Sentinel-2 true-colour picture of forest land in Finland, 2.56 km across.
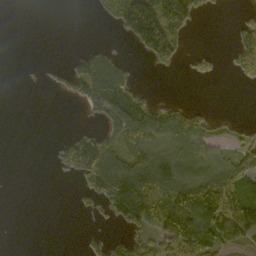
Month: October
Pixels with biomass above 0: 42%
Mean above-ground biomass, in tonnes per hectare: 59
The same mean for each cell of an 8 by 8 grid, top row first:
0 0 0 45 240 151 16 10
0 0 13 15 88 104 8 93
0 12 142 110 4 0 27 39
0 0 11 99 118 59 27 2
0 2 74 85 117 116 100 46
0 1 55 124 105 97 88 103
0 0 13 79 153 156 208 119
0 0 11 46 51 160 169 91
